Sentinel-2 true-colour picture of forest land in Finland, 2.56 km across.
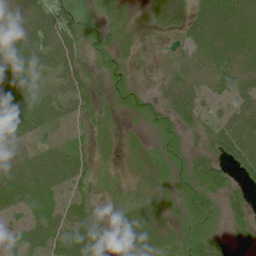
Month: June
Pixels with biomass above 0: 83%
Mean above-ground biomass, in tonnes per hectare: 43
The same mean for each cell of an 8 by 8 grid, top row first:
80 71 29 26 11 50 77 83
78 76 53 30 11 20 75 76
58 23 53 23 8 57 58 77
68 53 43 14 21 78 33 57
57 33 20 17 16 28 42 62
69 46 41 10 27 23 74 39
40 47 40 12 29 21 31 38
30 59 56 12 43 25 51 27
